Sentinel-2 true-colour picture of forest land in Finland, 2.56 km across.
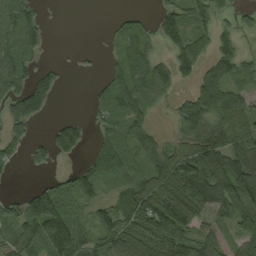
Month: September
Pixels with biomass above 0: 68%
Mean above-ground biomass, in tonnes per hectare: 71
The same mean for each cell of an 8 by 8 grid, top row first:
85 10 0 9 16 81 76 34
84 21 4 18 55 85 70 58
83 50 1 70 84 72 83 79
79 39 1 69 63 56 141 100
56 50 73 84 69 58 122 80
8 21 64 74 92 129 119 114
64 149 46 84 128 160 109 65
114 140 95 89 92 115 69 44
